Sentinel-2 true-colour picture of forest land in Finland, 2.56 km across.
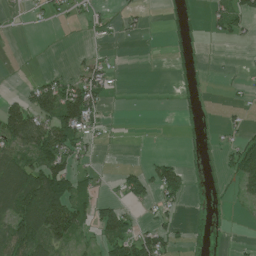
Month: July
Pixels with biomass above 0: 37%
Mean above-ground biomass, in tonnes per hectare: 36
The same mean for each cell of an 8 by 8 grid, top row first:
3 20 13 10 12 15 20 52
0 0 2 5 1 14 2 5
2 31 52 23 0 6 2 5
85 97 131 4 0 7 3 11
79 105 49 3 0 0 11 53
118 128 52 6 50 61 12 72
105 165 59 52 19 19 7 6
95 86 29 82 75 24 13 4
